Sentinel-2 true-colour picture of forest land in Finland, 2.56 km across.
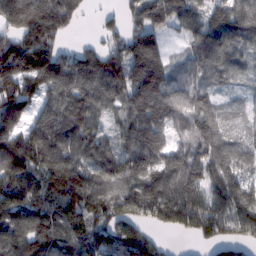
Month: February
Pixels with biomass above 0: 89%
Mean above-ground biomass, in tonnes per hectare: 124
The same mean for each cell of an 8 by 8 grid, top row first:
166 195 53 33 135 117 101 126
148 133 63 82 110 15 127 74
180 163 189 165 117 62 55 34
146 114 187 74 133 88 109 38
177 197 163 97 171 53 138 73
187 140 149 149 151 161 140 96
177 132 174 125 153 181 165 159
129 140 155 148 128 15 93 100
